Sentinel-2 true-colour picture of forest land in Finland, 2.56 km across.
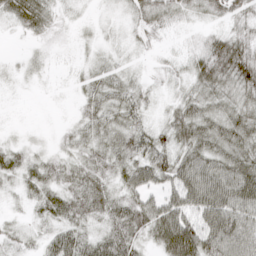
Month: April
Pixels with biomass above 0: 87%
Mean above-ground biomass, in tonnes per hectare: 34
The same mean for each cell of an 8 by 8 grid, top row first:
30 25 6 8 29 22 27 36
1 10 7 8 17 13 40 48
6 7 19 32 11 14 50 59
9 4 16 34 25 31 41 43
13 7 24 34 43 41 52 48
26 33 32 31 50 56 72 72
8 33 38 38 57 59 76 68
17 29 46 57 30 95 69 67
